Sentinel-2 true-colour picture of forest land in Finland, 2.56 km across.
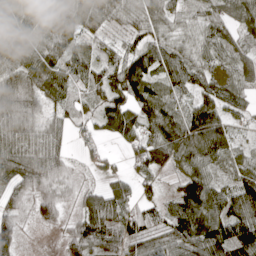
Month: April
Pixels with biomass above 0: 91%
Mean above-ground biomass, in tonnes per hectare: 73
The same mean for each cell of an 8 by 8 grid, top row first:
80 81 105 79 88 54 65 85
89 100 75 52 73 61 75 79
80 91 65 91 96 65 56 78
84 46 48 91 84 73 87 50
84 79 24 22 80 114 110 37
97 98 26 37 51 42 67 67
61 75 53 81 55 70 103 100
69 4 107 76 62 80 118 95
